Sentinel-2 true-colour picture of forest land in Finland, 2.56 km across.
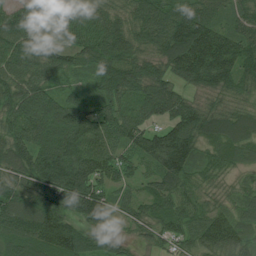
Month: July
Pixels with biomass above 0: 96%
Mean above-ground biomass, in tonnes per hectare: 96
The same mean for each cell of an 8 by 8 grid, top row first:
105 104 102 84 103 114 80 56
99 77 90 110 80 143 185 103
102 77 30 111 103 84 112 84
94 115 100 98 100 120 78 60
114 114 116 106 111 144 58 81
91 145 166 100 62 102 55 28
115 105 144 86 68 93 72 51
99 138 101 48 42 78 107 92
